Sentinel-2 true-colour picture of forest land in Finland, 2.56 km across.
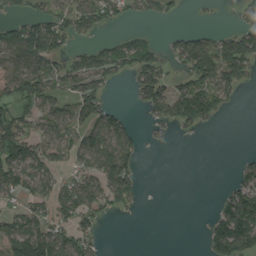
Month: August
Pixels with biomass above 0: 51%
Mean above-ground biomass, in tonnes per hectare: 57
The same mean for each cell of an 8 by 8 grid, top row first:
41 80 80 47 33 15 4 24
128 123 34 58 70 58 107 108
104 79 77 34 85 43 95 69
54 65 75 50 25 100 97 2
97 72 72 100 21 4 0 0
90 64 62 110 14 0 0 36
41 60 96 36 5 0 5 117
114 136 65 0 0 0 53 145
